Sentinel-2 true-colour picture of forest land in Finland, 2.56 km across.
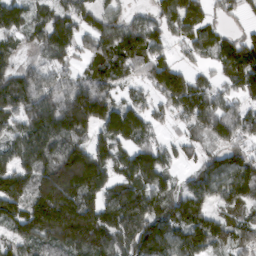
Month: March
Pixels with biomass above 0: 87%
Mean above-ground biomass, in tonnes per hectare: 121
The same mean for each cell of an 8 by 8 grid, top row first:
118 84 111 77 55 159 80 47
54 123 92 143 159 65 120 138
127 105 103 113 80 166 65 165
131 201 252 146 106 98 156 102
88 159 135 131 99 49 63 100
125 142 232 109 152 59 102 139
122 182 160 142 159 140 84 106
99 102 178 148 147 119 124 131
